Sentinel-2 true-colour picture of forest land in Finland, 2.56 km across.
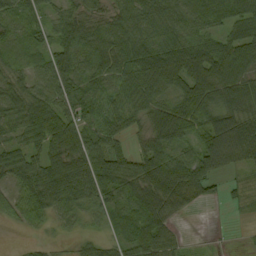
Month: September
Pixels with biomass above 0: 86%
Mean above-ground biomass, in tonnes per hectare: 59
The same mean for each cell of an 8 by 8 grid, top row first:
48 33 64 58 70 75 78 71
69 51 67 77 61 64 61 53
58 84 73 58 60 51 101 49
62 70 66 54 48 73 55 61
37 62 79 56 55 78 104 123
47 80 85 87 90 81 80 19
50 60 50 65 102 60 8 12
2 11 23 35 72 37 5 3
